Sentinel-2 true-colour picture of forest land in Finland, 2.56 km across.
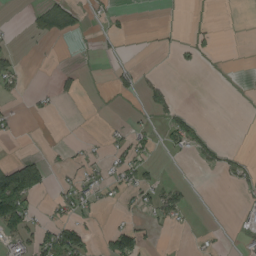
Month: August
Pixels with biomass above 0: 21%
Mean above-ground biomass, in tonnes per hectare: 22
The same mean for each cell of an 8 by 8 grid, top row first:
0 66 26 14 0 2 0 0
16 2 1 5 0 13 10 0
40 2 20 18 20 1 0 1
16 12 0 1 11 35 0 0
1 5 11 22 24 42 36 1
127 32 29 33 36 2 1 33
137 18 37 6 29 58 0 10
58 69 90 69 42 1 9 13
